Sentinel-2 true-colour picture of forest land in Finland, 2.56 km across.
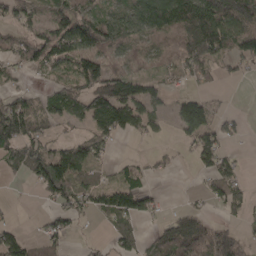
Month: April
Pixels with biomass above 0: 62%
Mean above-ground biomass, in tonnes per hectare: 70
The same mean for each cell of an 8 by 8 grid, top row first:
72 64 97 54 92 144 180 172
63 127 113 80 46 83 149 92
21 19 94 132 63 34 37 24
125 66 76 183 105 56 83 10
106 68 77 27 15 19 93 15
17 137 76 22 38 9 47 41
5 19 59 97 74 19 23 48
71 54 6 34 51 134 126 68
